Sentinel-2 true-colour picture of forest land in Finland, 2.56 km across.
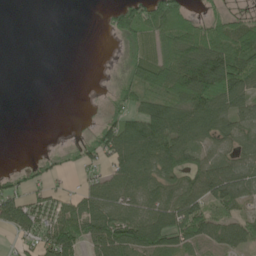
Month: June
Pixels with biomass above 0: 62%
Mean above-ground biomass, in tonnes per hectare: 58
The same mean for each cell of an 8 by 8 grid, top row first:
0 0 0 36 87 110 31 26
0 0 0 1 63 126 146 117
0 0 0 8 88 134 173 106
0 0 1 39 80 93 113 59
0 1 29 90 109 80 52 47
32 38 24 62 77 60 77 55
114 66 74 89 70 71 79 42
37 88 88 137 119 73 63 42
